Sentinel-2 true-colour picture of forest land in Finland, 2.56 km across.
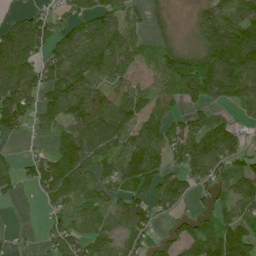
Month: July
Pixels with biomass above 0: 74%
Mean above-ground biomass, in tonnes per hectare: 88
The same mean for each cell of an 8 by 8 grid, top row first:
26 55 72 84 47 9 90 97
127 80 121 131 43 63 128 211
140 107 139 83 42 103 166 170
139 85 125 132 94 53 50 41
12 30 148 105 126 98 132 64
62 132 131 75 155 93 94 94
3 41 61 65 79 67 45 78
18 39 91 64 57 54 102 169
